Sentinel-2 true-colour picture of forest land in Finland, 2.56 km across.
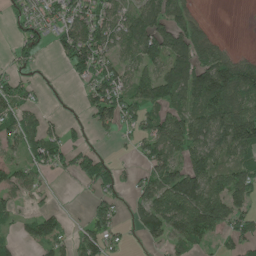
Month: June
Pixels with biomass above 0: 65%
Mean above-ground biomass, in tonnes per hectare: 64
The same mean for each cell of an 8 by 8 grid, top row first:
30 54 77 78 90 73 7 0
26 28 120 79 104 110 87 6
45 5 41 78 69 114 147 132
62 15 15 89 67 63 125 107
49 78 23 9 59 98 103 112
53 21 48 43 47 109 105 80
29 19 2 49 81 115 140 61
30 75 52 49 38 62 44 57
